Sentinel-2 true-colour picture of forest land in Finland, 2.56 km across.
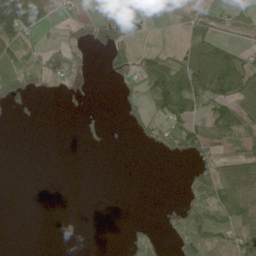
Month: June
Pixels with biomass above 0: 43%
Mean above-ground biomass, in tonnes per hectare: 34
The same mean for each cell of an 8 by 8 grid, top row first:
105 21 13 27 67 13 53 44
65 22 17 40 20 24 76 28
83 20 7 12 91 110 114 103
4 0 7 0 39 76 36 59
0 0 4 2 18 57 51 43
0 0 0 0 0 0 74 103
0 0 0 0 0 25 104 71
0 0 0 0 39 49 91 60
